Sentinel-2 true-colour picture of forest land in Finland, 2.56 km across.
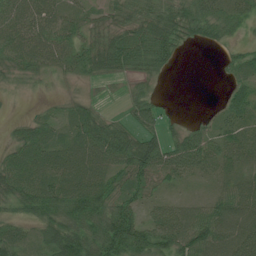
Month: July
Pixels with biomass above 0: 82%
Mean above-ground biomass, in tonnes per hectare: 47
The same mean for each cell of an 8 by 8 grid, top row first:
61 55 35 32 52 62 58 42
63 59 43 73 84 40 17 22
22 15 19 17 29 1 0 38
2 15 41 9 49 5 11 50
40 60 69 86 77 46 51 56
68 64 72 51 62 43 24 35
39 62 77 67 36 38 45 66
52 55 86 88 78 73 80 69
